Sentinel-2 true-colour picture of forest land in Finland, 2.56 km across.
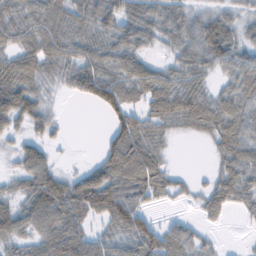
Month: February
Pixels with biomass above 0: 76%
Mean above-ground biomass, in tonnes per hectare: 45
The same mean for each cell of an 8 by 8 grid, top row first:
48 61 55 54 51 43 39 23
46 56 46 45 30 38 76 39
69 25 62 61 61 44 28 45
67 27 0 45 49 66 68 54
21 26 0 48 64 5 21 64
32 69 35 75 80 21 17 62
42 90 65 90 38 5 39 26
40 69 64 37 71 54 17 2
